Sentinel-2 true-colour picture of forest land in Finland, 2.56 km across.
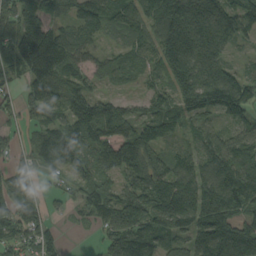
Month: September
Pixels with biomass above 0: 88%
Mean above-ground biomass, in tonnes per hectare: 112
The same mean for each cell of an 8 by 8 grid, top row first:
141 97 101 111 116 175 183 152
161 167 105 38 79 173 171 48
53 160 99 50 42 119 186 110
48 113 127 122 79 101 99 110
49 129 107 138 142 46 119 101
85 53 87 88 150 130 136 153
112 56 62 133 151 185 176 133
119 65 3 104 137 83 139 176
